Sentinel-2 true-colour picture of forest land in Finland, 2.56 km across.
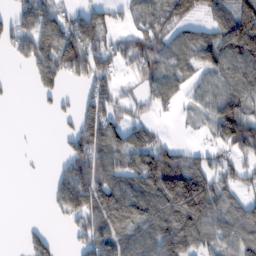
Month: February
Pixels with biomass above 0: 66%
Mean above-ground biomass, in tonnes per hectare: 84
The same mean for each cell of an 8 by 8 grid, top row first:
88 117 84 49 67 107 68 137
80 132 170 65 94 77 114 147
4 99 65 76 62 64 55 91
0 14 85 94 44 25 65 119
1 0 124 117 105 44 46 137
1 16 161 109 127 191 111 70
0 17 132 157 124 146 126 84
3 54 52 116 103 160 78 96
